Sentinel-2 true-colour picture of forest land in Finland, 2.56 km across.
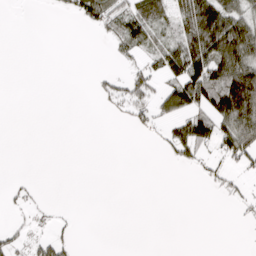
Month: March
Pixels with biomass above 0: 32%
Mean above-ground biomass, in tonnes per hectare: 29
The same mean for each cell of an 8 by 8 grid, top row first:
0 1 33 56 64 67 128 69
0 0 0 16 39 60 114 114
0 0 0 20 49 66 110 188
0 0 0 8 26 75 79 178
0 0 0 0 1 55 53 102
2 0 0 0 0 0 13 14
7 6 0 0 0 0 0 10
24 30 5 0 0 0 0 1
